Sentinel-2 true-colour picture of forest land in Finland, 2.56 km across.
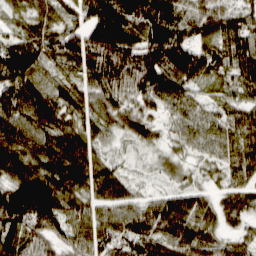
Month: March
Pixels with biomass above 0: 95%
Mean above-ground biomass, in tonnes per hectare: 71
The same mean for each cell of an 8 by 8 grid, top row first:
17 25 48 96 115 82 75 53
90 61 88 134 120 144 50 75
104 37 43 93 110 100 31 54
108 90 54 68 49 47 37 46
115 87 83 22 36 32 57 64
96 115 94 71 10 32 28 48
140 118 54 66 59 97 41 49
89 71 64 63 84 107 52 40
